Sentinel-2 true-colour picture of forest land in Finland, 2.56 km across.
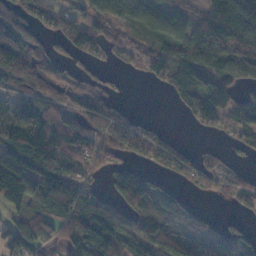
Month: November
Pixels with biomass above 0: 72%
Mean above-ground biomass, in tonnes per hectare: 79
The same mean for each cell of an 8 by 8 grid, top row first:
138 69 60 93 85 76 115 139
160 49 77 45 48 93 141 105
95 61 53 28 24 86 105 79
91 90 85 69 11 17 105 72
130 135 96 83 80 42 9 33
172 161 57 37 50 52 51 40
63 87 110 59 77 85 14 29
94 57 125 117 69 105 85 92
